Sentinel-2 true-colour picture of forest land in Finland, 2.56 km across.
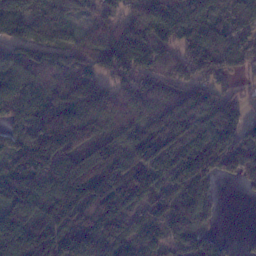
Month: January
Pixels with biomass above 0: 89%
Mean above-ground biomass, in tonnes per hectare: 100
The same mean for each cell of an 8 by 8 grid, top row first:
136 81 55 69 97 110 90 103
86 106 93 147 120 92 133 99
100 65 91 84 87 72 103 43
96 133 121 96 85 97 123 82
94 142 126 104 110 122 151 121
115 97 133 102 108 101 110 85
118 111 100 126 96 122 71 0
103 113 108 120 106 94 72 13
